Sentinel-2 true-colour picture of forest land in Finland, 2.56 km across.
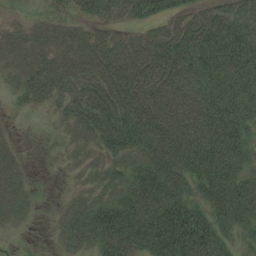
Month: August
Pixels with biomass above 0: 81%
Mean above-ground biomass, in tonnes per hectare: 47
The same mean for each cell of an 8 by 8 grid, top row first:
5 19 31 39 42 42 50 56
26 32 42 51 58 70 78 76
24 49 44 80 76 68 62 67
6 12 49 81 76 68 67 60
11 0 23 50 56 67 70 56
27 0 18 38 64 56 69 49
31 2 33 60 77 77 51 60
5 3 36 68 74 93 75 26
